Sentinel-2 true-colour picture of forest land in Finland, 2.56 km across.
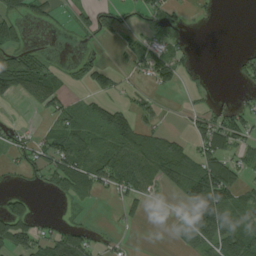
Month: August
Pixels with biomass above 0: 47%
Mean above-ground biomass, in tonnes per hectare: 44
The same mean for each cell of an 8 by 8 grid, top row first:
44 34 24 58 34 26 7 0
50 5 6 10 55 38 0 6
92 58 36 46 30 41 3 21
2 41 46 77 35 4 31 41
45 55 76 69 79 41 64 48
22 73 101 86 80 92 115 40
47 0 8 8 15 16 142 64
82 67 58 13 0 16 77 92
